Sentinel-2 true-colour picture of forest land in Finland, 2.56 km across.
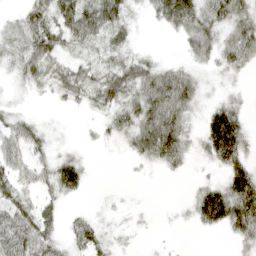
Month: April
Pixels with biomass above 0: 70%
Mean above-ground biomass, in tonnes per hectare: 39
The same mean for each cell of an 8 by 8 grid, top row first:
21 48 85 77 17 75 61 56
38 65 37 37 11 7 47 61
23 38 47 54 65 68 22 16
20 4 9 37 71 76 39 41
46 29 9 16 64 76 63 73
42 41 49 0 5 11 13 75
56 30 5 9 5 7 98 96
63 42 31 20 4 2 1 38
